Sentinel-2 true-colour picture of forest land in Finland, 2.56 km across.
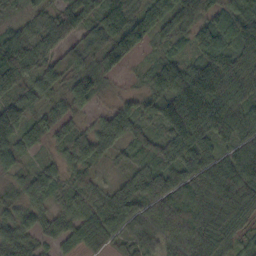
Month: October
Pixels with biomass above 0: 91%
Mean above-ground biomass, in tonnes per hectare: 64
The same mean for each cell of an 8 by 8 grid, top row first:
19 53 79 87 61 79 44 90
88 54 57 88 28 35 86 79
78 58 55 25 28 101 126 75
74 44 34 52 51 125 118 67
63 35 63 63 55 79 61 68
32 52 42 13 81 82 93 79
39 43 45 79 71 91 84 72
66 30 60 42 62 65 101 41
